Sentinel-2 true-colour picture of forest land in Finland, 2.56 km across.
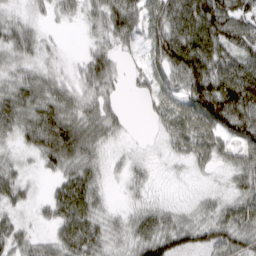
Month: March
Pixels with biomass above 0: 88%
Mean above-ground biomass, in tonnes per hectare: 61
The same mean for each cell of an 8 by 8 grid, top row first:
34 21 29 73 77 108 127 96
66 26 9 45 44 117 109 94
59 53 42 49 35 66 128 149
87 95 63 45 9 64 114 133
32 107 96 24 6 49 68 72
44 21 83 13 26 7 12 52
36 41 102 19 38 26 34 67
51 34 104 47 79 79 70 75
